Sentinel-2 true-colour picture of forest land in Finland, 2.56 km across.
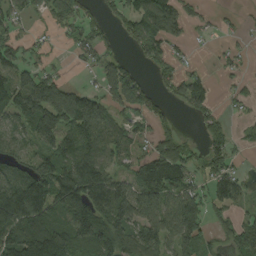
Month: August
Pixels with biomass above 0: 67%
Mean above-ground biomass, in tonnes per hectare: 82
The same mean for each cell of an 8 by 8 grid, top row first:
50 51 73 37 132 105 13 9
60 14 57 26 75 24 4 19
92 82 8 92 38 55 33 21
108 155 156 66 71 23 56 20
52 87 136 81 41 98 71 21
87 145 204 77 125 128 74 46
167 125 159 146 108 125 82 40
139 183 128 142 118 106 64 96
